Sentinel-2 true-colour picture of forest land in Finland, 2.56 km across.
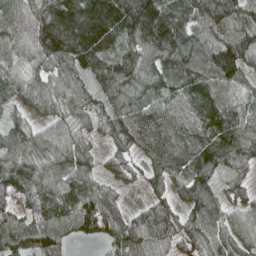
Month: April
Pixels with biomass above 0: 92%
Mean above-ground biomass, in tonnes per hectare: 89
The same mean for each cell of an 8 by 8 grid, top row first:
96 130 127 145 206 90 112 106
78 107 126 86 125 119 110 124
62 71 70 124 109 88 106 108
45 57 75 89 107 92 99 107
89 83 71 57 88 105 81 115
89 89 86 44 44 64 81 56
57 69 104 79 42 57 96 54
73 102 42 71 95 60 80 75
